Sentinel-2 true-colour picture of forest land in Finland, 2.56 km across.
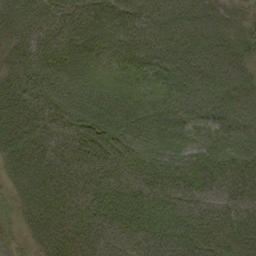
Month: September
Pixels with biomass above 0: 97%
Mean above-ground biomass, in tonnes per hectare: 56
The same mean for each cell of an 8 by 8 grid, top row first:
63 58 58 68 68 62 45 27
44 57 62 62 72 68 51 37
53 69 59 40 48 74 73 52
67 63 73 65 53 64 48 62
52 56 63 67 61 57 57 63
39 70 59 52 54 56 55 51
21 63 53 72 66 59 46 41
19 51 59 47 54 67 50 55
